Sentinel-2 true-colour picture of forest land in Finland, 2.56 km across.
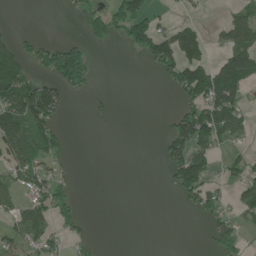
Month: June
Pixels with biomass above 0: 35%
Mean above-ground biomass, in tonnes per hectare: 46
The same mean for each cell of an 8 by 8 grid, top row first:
0 0 28 85 80 13 4 46
63 69 60 17 78 128 50 93
118 62 93 0 0 80 135 122
116 111 0 16 0 42 111 44
100 73 0 0 0 107 85 19
41 56 2 0 0 85 63 30
40 66 24 0 0 9 58 43
41 45 23 0 0 0 25 44
